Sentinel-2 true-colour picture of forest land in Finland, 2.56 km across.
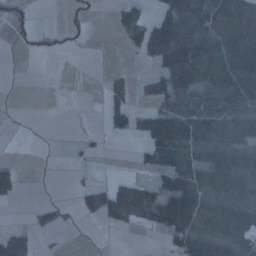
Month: January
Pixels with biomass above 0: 47%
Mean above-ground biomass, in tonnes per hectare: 35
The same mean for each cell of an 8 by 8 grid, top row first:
19 0 15 20 36 64 50 52
7 22 6 0 55 101 81 70
0 0 0 20 15 69 52 96
0 0 1 45 51 65 53 57
0 0 13 1 47 95 60 62
27 1 3 6 12 79 56 61
4 19 24 48 53 116 54 58
47 4 0 0 0 58 62 44
